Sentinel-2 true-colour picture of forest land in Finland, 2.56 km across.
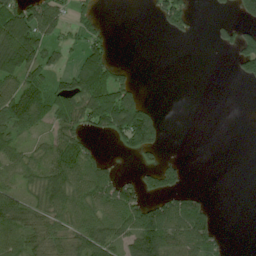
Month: July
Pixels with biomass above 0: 51%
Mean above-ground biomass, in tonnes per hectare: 51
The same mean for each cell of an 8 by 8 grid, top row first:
100 80 38 0 3 94 6 41
128 41 33 23 0 0 5 85
59 49 96 85 4 0 0 40
90 75 106 185 122 0 0 0
43 44 55 25 99 0 0 0
35 77 81 41 43 48 0 0
90 61 79 85 85 84 41 0
70 60 68 73 108 91 65 0
